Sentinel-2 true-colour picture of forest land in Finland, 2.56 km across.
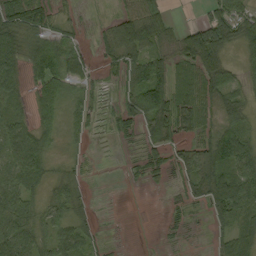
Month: September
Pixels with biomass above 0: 74%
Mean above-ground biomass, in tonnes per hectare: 44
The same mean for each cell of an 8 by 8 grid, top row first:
55 37 7 24 74 8 44 51
59 69 22 45 70 43 114 41
49 92 37 17 99 57 72 27
32 56 33 17 81 77 42 41
73 36 13 5 38 34 56 86
71 36 16 0 21 26 82 92
72 36 25 1 0 11 43 74
97 45 49 5 1 6 11 49
